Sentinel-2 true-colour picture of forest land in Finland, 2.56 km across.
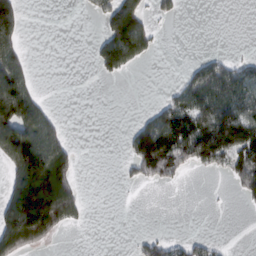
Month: February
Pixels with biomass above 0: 36%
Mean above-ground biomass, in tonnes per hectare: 67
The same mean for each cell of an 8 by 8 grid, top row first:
111 0 4 124 79 22 0 0
87 0 0 141 85 0 3 1
161 0 0 19 0 16 137 107
204 61 0 0 18 118 133 116
225 175 6 0 150 142 183 153
143 252 26 0 67 47 17 107
197 238 68 0 0 0 1 7
159 58 0 0 42 31 32 0
